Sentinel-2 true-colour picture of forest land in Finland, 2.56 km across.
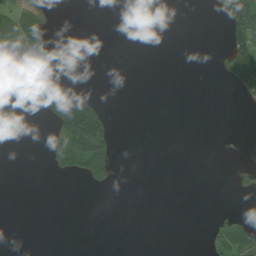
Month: July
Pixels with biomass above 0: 15%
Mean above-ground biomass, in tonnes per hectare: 22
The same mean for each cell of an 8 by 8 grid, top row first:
58 28 0 0 0 0 3 132
58 22 0 0 0 0 0 129
128 20 0 0 0 0 0 130
9 66 165 15 0 0 0 2
0 24 151 58 0 0 0 2
0 7 50 31 0 0 0 17
0 0 0 0 0 0 1 4
0 0 0 0 0 0 25 75
